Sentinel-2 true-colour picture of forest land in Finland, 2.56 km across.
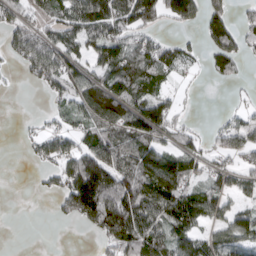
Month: March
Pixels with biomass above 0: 62%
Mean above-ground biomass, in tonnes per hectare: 69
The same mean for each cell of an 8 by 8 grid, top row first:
54 42 92 97 99 84 103 26
71 101 66 93 75 56 58 67
5 82 78 81 89 23 14 17
0 14 60 103 113 36 0 29
2 61 56 120 93 44 24 74
0 30 171 152 178 140 45 51
0 3 154 210 137 130 82 41
0 0 0 103 117 95 65 88
